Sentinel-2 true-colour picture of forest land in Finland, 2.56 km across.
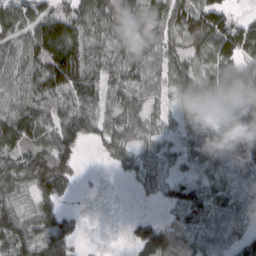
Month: March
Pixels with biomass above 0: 83%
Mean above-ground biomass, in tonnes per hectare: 77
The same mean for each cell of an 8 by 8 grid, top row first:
88 89 79 105 61 78 113 38
56 158 105 75 100 58 84 132
56 117 144 63 58 59 68 109
89 73 84 58 56 40 67 128
97 74 62 71 56 42 89 143
88 148 25 9 78 45 65 64
45 72 9 0 3 70 132 86
95 107 29 0 124 186 71 85
